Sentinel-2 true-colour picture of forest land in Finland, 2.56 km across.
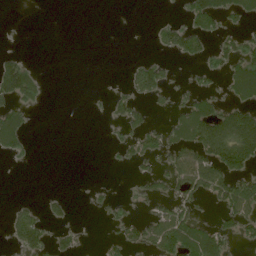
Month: June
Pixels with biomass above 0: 31%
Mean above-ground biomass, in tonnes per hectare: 33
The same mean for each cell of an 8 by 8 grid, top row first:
0 0 0 0 0 7 79 46
2 0 0 0 0 51 33 57
100 7 0 1 57 11 18 82
54 2 0 21 25 30 66 82
48 0 0 8 45 51 123 139
0 0 0 0 26 67 120 66
18 21 0 19 12 58 14 88
31 39 16 15 50 96 81 31
